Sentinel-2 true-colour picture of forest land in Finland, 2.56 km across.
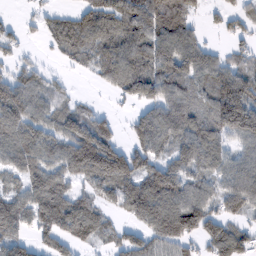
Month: February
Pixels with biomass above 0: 76%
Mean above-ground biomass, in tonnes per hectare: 87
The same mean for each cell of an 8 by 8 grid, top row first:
9 41 78 102 135 101 20 51
40 26 92 100 111 151 46 33
74 37 7 81 153 116 91 104
121 65 59 25 60 107 86 175
102 91 159 106 89 89 111 59
68 95 94 166 120 104 67 91
105 120 99 45 139 149 84 76
70 66 77 46 85 124 90 100
